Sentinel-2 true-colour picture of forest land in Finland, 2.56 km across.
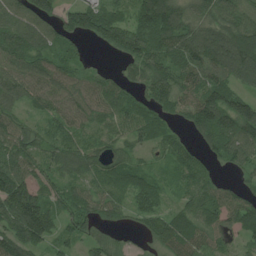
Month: July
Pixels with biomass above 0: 88%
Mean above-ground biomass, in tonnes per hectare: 83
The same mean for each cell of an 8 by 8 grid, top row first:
91 92 136 87 139 122 79 93
131 86 29 82 145 109 148 150
93 95 63 40 93 102 94 77
60 59 71 71 65 62 140 139
92 66 61 50 47 57 56 105
118 63 57 69 52 47 51 33
145 100 81 76 67 51 79 93
106 78 59 44 32 106 81 42
